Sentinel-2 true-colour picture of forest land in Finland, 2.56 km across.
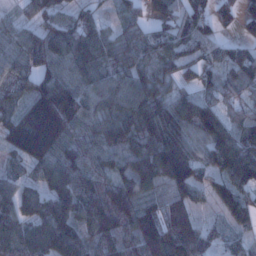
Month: January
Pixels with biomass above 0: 90%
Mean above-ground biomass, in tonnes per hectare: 96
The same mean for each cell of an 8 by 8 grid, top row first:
37 78 67 32 43 62 72 42
79 113 117 89 92 82 52 45
59 106 100 92 108 71 50 87
61 198 117 98 129 124 105 67
117 181 100 106 114 147 116 129
53 105 115 82 117 149 84 136
103 109 106 105 95 79 33 115
114 99 114 102 167 144 85 56
